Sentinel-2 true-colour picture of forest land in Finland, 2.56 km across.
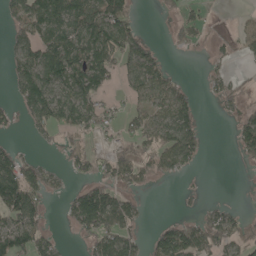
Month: May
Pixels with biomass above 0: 52%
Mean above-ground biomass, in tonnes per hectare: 56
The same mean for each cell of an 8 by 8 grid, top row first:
65 108 101 124 7 30 15 8
58 89 103 117 68 21 20 32
59 94 106 43 94 40 29 27
31 95 97 32 54 102 1 42
20 15 45 29 48 101 16 50
123 56 25 74 52 34 1 1
121 31 105 137 20 4 30 16
71 47 20 88 43 109 93 64
